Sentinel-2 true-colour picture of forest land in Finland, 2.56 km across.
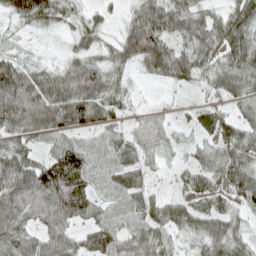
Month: April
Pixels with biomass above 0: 85%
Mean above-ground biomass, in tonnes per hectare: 53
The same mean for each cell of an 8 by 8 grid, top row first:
56 66 32 14 70 74 41 59
22 8 39 39 87 50 50 72
95 68 90 47 14 43 38 65
94 100 91 44 23 14 35 32
55 41 45 45 49 27 34 67
88 93 78 62 31 14 51 72
75 82 66 48 52 47 37 36
73 60 41 62 55 31 56 46
